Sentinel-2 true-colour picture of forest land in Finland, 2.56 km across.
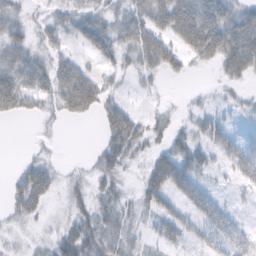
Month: February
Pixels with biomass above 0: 62%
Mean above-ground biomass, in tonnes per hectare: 29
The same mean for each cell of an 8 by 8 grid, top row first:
23 19 32 25 49 92 69 42
36 24 17 39 58 39 69 78
51 41 66 12 12 10 1 29
29 14 42 35 11 8 16 11
0 5 0 40 28 27 27 31
16 33 11 27 26 59 12 31
25 14 25 28 23 24 45 6
7 14 50 35 14 21 30 32
